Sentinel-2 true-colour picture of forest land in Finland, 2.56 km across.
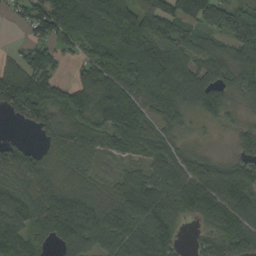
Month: September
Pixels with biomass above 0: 88%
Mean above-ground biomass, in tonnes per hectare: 102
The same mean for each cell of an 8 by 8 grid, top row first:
31 154 132 163 133 143 155 100
27 83 70 128 135 118 94 113
146 106 69 128 130 150 109 92
69 132 131 151 100 91 65 34
49 55 120 72 71 53 19 55
99 100 79 32 78 106 107 113
115 136 134 108 127 93 138 164
121 73 136 112 132 59 65 128
